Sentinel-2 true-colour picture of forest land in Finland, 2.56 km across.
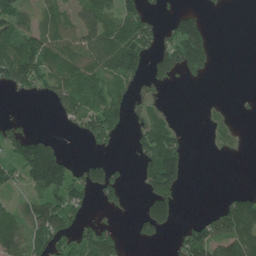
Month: June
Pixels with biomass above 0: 50%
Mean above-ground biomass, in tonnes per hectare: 77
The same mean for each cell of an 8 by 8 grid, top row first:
85 66 73 96 105 56 26 0
99 132 105 146 118 150 116 0
133 106 111 102 66 46 16 0
3 9 118 124 64 12 23 7
104 89 9 40 104 89 20 23
72 245 82 94 90 138 0 0
60 139 80 47 62 80 14 131
131 137 93 65 47 39 133 131
